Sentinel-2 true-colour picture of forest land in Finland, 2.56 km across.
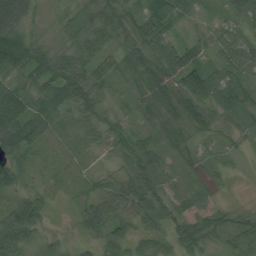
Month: August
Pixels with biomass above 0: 90%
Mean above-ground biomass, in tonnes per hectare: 43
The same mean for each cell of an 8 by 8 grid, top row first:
60 9 26 26 56 44 6 47
84 35 60 38 59 74 28 82
38 65 77 42 48 67 100 44
94 58 68 32 26 34 33 40
61 25 17 48 37 28 11 9
58 14 9 17 59 32 18 4
78 30 20 40 55 45 34 10
94 39 15 52 40 50 30 42
